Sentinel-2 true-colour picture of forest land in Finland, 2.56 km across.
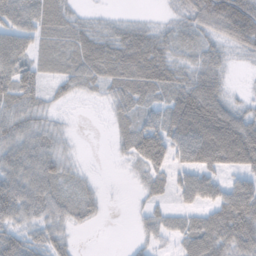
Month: November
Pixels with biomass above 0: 78%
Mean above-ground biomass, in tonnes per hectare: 46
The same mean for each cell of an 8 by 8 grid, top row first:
67 59 18 9 6 14 85 136
66 31 53 63 73 32 33 40
69 24 41 52 68 42 58 2
59 20 2 19 33 70 101 39
70 45 3 10 62 61 113 115
71 58 13 1 26 33 51 43
84 50 31 1 18 24 48 98
69 49 5 0 22 26 69 70
